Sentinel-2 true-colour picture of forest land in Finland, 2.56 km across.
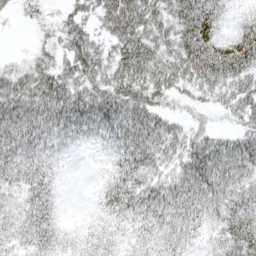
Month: April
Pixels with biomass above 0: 87%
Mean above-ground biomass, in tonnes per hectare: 43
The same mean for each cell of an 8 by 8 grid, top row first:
10 15 34 60 69 59 63 18
2 23 60 42 72 60 85 82
46 52 54 56 69 54 61 54
59 61 62 61 57 21 24 42
53 41 20 32 61 43 57 50
37 29 0 29 40 38 65 49
25 33 2 29 44 44 42 50
25 34 17 19 22 31 24 56
